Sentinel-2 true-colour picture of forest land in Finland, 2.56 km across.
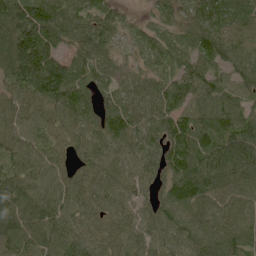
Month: June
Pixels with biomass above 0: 95%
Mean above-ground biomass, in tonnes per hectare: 80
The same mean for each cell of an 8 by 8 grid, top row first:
141 131 75 63 16 66 84 62
164 109 71 57 48 60 82 64
101 181 94 57 55 75 85 72
62 68 82 64 67 97 88 96
67 54 59 70 70 104 98 115
72 67 54 60 51 96 111 97
102 81 66 53 38 96 94 83
94 93 71 55 64 77 98 83
